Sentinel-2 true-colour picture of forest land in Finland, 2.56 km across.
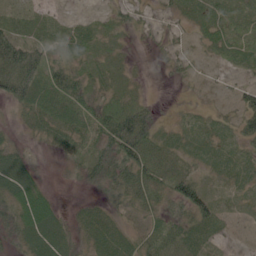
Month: June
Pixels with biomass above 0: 80%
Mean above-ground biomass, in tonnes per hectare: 29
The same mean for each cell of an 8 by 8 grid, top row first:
16 15 5 14 11 15 16 19
75 34 18 8 5 20 15 23
89 45 32 10 3 10 5 9
16 29 44 49 34 7 8 37
21 19 34 69 55 15 19 31
70 11 27 63 53 36 17 23
60 55 12 20 33 50 45 17
39 78 33 19 25 24 18 5
